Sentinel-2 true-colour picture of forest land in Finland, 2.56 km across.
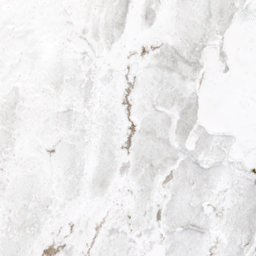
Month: May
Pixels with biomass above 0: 60%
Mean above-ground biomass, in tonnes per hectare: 6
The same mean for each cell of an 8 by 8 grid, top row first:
2 1 3 10 6 5 10 5
3 3 4 4 2 12 9 1
3 4 7 2 5 11 3 1
6 4 6 3 7 11 3 0
5 3 5 5 10 11 8 2
4 3 7 9 10 9 9 7
7 6 3 2 4 9 6 11
8 2 3 6 4 8 6 10
